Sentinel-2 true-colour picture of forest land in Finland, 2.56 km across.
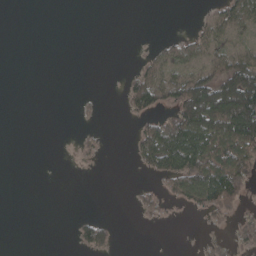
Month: April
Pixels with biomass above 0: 32%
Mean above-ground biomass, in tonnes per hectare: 35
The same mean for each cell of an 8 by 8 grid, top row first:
0 0 0 0 0 0 29 86
0 0 0 0 4 42 55 41
0 0 0 0 67 74 100 161
0 0 5 0 55 73 153 190
0 0 12 1 70 139 133 135
0 0 1 0 12 89 148 104
0 0 0 0 24 11 68 38
0 0 30 27 0 0 21 27
